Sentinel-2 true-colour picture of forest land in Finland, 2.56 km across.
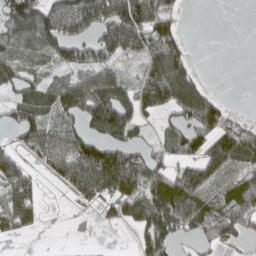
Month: March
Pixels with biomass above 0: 62%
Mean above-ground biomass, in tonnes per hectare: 71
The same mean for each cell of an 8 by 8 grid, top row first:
116 117 141 128 144 63 0 0
70 90 92 107 80 69 0 0
46 25 78 82 74 141 11 0
60 51 91 135 54 68 146 12
31 115 126 102 40 56 110 133
87 27 135 171 116 93 100 47
111 5 17 42 103 120 46 131
20 0 0 0 59 54 45 35
